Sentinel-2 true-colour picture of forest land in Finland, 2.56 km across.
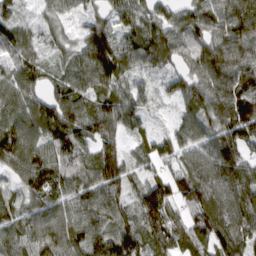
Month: March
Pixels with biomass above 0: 95%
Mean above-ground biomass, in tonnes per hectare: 93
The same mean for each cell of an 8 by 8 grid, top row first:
52 51 49 67 80 63 104 137
58 43 85 139 95 89 105 120
90 56 87 109 42 65 113 124
108 121 107 108 66 54 98 128
144 91 93 67 44 78 90 99
95 108 81 110 63 81 118 114
97 90 100 101 139 78 139 114
94 104 111 137 102 77 98 89
